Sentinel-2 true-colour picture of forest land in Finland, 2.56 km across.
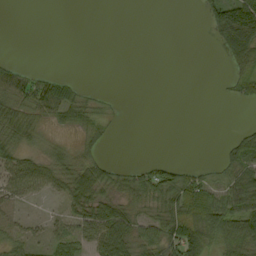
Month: September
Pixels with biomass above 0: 46%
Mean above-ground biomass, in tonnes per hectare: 30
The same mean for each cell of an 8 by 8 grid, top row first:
0 0 0 0 0 0 41 125
0 0 0 0 0 0 3 94
47 34 8 0 0 0 0 39
51 43 46 12 0 0 0 0
44 15 20 7 0 0 0 43
60 49 64 41 46 56 24 69
19 4 50 54 29 77 78 68
28 27 48 89 53 84 72 87
